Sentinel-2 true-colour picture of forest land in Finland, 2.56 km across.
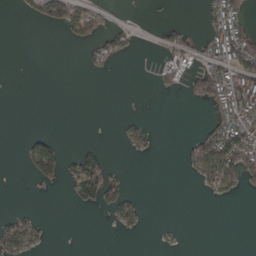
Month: March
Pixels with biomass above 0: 25%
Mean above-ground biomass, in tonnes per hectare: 26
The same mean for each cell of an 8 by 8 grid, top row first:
4 48 74 12 1 1 31 75
0 0 12 47 2 44 52 116
0 0 0 2 1 25 112 101
0 0 0 0 2 0 23 94
0 38 7 1 30 1 86 139
0 61 94 34 0 0 65 78
7 0 18 43 13 0 0 0
74 9 0 0 1 3 0 0
